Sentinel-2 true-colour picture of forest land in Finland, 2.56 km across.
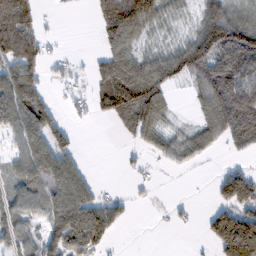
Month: February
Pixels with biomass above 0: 61%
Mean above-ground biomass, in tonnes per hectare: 66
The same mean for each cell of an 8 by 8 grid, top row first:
127 7 1 80 101 39 86 62
115 25 1 58 39 59 141 155
104 29 14 114 111 48 84 123
113 91 20 85 125 18 53 158
47 116 14 0 38 50 38 60
62 102 69 0 15 4 5 30
73 76 127 60 5 13 26 94
68 107 190 51 0 0 51 254
